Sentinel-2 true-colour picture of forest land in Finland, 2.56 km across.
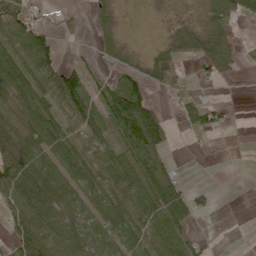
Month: May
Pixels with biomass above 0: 62%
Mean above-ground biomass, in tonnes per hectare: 47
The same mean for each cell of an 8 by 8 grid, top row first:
64 13 12 18 1 8 31 51
72 82 6 27 9 44 73 39
106 83 72 26 54 54 24 7
53 73 79 90 81 12 42 2
127 80 33 47 96 10 8 0
127 72 54 52 76 34 0 0
78 68 40 56 69 84 11 0
67 69 54 52 48 79 20 0
